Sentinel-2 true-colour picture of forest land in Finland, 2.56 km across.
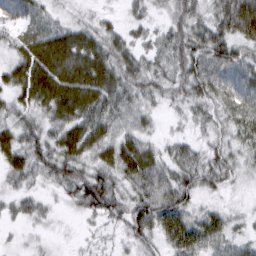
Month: March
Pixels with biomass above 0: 92%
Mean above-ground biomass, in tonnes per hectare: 44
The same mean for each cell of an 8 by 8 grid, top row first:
47 27 17 13 25 40 43 106
41 74 70 51 31 53 67 51
50 83 80 62 47 47 61 52
44 51 70 54 34 16 34 63
55 53 64 54 41 30 28 37
37 36 54 49 62 48 47 26
28 16 34 49 61 70 23 11
8 11 9 15 40 63 55 27
